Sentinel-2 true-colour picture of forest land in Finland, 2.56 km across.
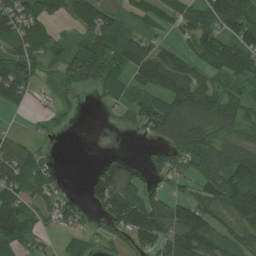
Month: July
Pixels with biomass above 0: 74%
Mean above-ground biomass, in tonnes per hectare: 66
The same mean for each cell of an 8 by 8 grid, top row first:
82 55 79 76 52 57 89 144
56 47 47 75 93 39 81 91
102 21 59 55 83 110 55 66
18 20 14 20 74 125 81 54
38 8 0 4 13 96 95 88
82 47 1 95 34 52 81 107
116 45 34 115 123 99 80 106
88 17 28 36 78 116 106 67
